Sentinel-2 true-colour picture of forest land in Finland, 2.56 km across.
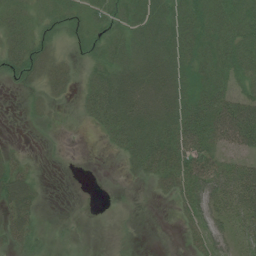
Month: July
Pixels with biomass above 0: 70%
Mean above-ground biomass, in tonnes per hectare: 37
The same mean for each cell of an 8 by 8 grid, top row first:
50 38 40 46 51 46 52 54
56 36 20 44 54 53 51 55
35 41 18 62 70 59 48 38
3 20 15 71 69 64 65 94
6 4 0 24 66 65 54 61
55 1 0 0 30 60 71 44
57 5 0 0 0 16 58 36
33 10 2 4 0 1 47 25
